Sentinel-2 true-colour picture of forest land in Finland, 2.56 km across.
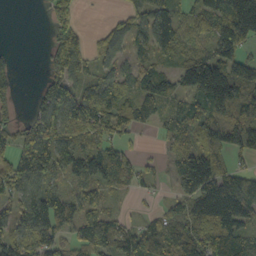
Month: October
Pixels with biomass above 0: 78%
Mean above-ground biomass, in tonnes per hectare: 77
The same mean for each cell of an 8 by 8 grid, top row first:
0 34 32 21 71 68 105 187
6 33 77 66 57 63 60 90
33 57 65 65 84 55 172 115
28 119 132 112 61 59 114 122
100 132 76 58 8 41 53 63
147 107 96 75 42 75 158 79
82 120 79 30 10 46 121 118
95 82 68 87 86 83 88 80
